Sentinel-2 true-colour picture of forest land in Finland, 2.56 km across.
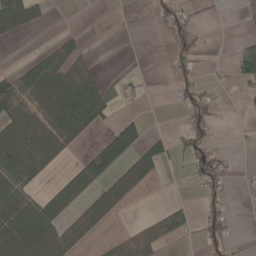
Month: May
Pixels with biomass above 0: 39%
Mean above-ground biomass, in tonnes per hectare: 36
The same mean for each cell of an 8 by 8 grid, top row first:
84 12 0 0 1 41 5 2
1 22 23 0 0 36 8 14
51 94 79 6 7 28 8 23
69 68 87 20 5 7 36 3
67 78 19 71 44 20 34 1
67 18 65 50 53 2 70 4
92 80 50 53 1 29 32 1
103 103 50 24 83 21 49 7
